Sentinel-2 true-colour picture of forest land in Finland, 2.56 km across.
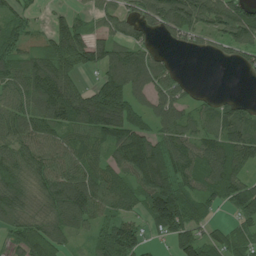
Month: July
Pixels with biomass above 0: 79%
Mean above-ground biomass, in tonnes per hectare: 94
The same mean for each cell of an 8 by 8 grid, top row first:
59 29 39 75 84 148 103 114
74 94 144 119 82 28 31 77
111 168 64 149 123 61 0 3
92 136 174 207 63 84 61 79
91 93 89 110 146 103 86 120
112 110 116 97 159 124 101 82
120 98 129 82 95 158 58 78
66 103 26 118 57 66 60 82
